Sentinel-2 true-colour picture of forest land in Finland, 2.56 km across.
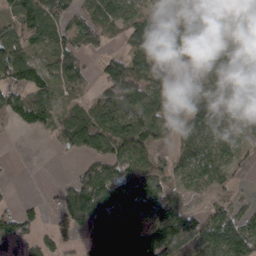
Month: March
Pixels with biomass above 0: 75%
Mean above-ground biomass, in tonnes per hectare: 76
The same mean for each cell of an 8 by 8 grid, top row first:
75 80 50 86 57 55 75 174
103 59 79 23 130 104 69 117
83 70 59 106 97 43 73 64
90 74 56 96 104 66 106 74
0 15 86 96 72 49 99 37
2 0 54 78 70 66 85 15
32 25 171 79 93 75 48 50
95 50 54 126 113 152 131 157
